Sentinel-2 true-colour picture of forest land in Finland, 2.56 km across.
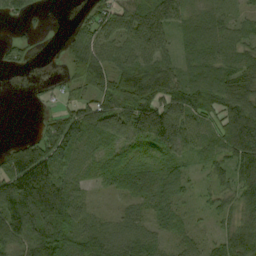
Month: September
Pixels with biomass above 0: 84%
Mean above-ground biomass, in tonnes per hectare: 64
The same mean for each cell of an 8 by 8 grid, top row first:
20 4 13 61 99 59 35 31
35 1 67 39 64 39 69 65
0 4 50 69 103 69 81 84
0 12 58 65 104 94 71 111
36 77 77 51 64 79 59 123
138 136 43 64 68 58 31 91
147 189 67 17 46 46 25 66
103 147 74 65 68 39 26 92
